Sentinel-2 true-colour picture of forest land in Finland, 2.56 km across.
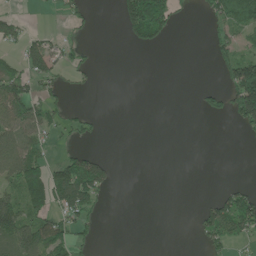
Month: June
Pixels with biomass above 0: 32%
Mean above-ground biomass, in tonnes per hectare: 39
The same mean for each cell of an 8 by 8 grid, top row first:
24 2 21 5 214 50 33 112
27 56 19 0 36 0 18 46
75 43 19 0 0 0 0 134
82 55 18 0 0 0 33 95
83 26 18 0 0 0 0 5
91 101 136 33 0 0 0 0
97 100 93 3 0 0 55 124
112 117 32 0 0 0 47 34
